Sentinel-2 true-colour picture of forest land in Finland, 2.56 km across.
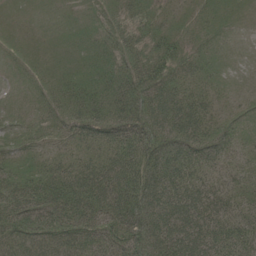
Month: June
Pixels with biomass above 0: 98%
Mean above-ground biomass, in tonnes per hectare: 48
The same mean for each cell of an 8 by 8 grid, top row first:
9 16 25 33 43 22 29 18
19 23 29 41 44 40 32 12
14 33 39 40 71 56 36 14
16 35 50 52 69 80 40 25
27 30 39 51 69 73 65 36
48 59 66 69 81 77 40 30
67 72 70 65 89 82 65 41
65 66 59 56 87 80 80 78
